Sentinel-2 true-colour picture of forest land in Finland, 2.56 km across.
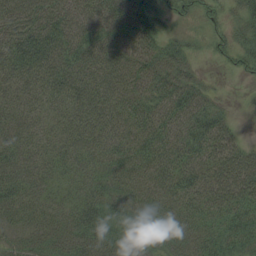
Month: August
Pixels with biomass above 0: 92%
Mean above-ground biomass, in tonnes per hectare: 54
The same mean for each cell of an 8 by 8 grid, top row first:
81 78 61 70 73 25 21 30
84 77 62 73 73 43 14 35
69 66 68 65 65 70 15 8
58 42 61 68 65 71 58 4
57 44 59 68 66 73 63 33
76 55 51 49 60 71 49 65
51 58 61 47 49 57 53 55
26 33 55 62 38 41 50 49
